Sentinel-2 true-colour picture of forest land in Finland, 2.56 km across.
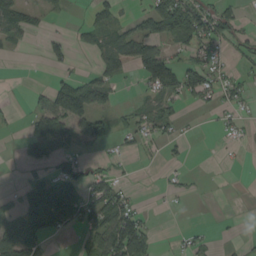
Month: August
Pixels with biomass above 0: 40%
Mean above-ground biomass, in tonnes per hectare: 36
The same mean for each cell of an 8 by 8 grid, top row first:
70 15 4 32 45 138 67 24
14 25 16 81 85 35 53 27
0 10 37 43 52 79 59 22
5 71 117 35 35 29 7 18
7 65 27 11 21 17 0 11
1 30 49 38 1 11 1 0
30 105 80 93 15 3 0 0
99 41 16 106 80 7 14 4
